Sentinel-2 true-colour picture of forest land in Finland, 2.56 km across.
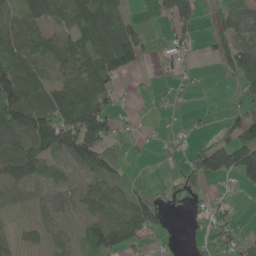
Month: May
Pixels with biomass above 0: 61%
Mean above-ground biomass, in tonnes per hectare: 48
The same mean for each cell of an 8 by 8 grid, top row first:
43 66 77 71 46 88 10 58
66 55 74 99 57 31 17 65
106 39 54 40 3 19 3 41
94 66 85 73 11 8 7 27
75 82 131 64 11 17 39 101
65 33 27 56 13 10 74 79
32 40 32 69 67 1 37 13
28 38 35 94 34 9 35 42
